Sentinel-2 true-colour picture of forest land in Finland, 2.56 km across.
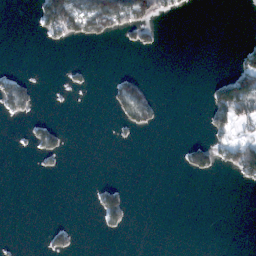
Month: February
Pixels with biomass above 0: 15%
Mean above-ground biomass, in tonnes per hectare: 22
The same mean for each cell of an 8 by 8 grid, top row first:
0 105 118 142 73 16 0 0
0 9 2 0 27 0 0 21
37 1 9 15 25 0 12 111
39 1 0 18 70 0 52 97
1 49 0 5 1 2 54 84
0 5 0 0 0 3 25 45
0 0 0 72 0 0 0 0
3 25 7 1 0 0 0 0
